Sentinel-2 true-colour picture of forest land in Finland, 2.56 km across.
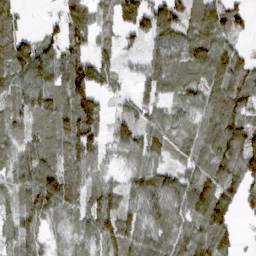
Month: March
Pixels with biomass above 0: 86%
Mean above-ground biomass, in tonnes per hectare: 71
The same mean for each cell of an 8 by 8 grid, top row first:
46 14 90 47 94 95 89 52
93 69 74 37 33 78 85 33
70 89 141 46 47 86 72 71
54 81 140 30 55 44 72 98
54 67 117 58 99 48 83 125
65 109 66 28 87 59 87 92
56 106 52 77 82 78 120 45
55 35 35 81 88 84 84 27
